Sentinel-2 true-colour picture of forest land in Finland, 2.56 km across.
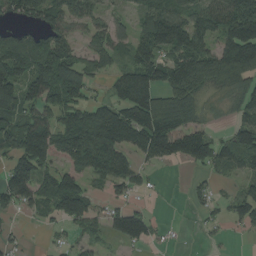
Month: August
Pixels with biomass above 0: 69%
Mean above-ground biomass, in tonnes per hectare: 92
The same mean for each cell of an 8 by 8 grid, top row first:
60 112 93 43 82 123 107 177
132 118 46 87 101 150 95 207
123 148 111 58 120 134 115 130
93 119 105 117 170 160 36 72
112 158 189 187 122 123 104 104
140 76 102 126 38 1 31 56
66 65 122 47 29 0 35 81
23 7 37 42 75 5 9 5
